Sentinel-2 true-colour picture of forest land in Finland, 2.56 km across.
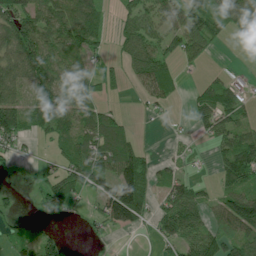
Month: July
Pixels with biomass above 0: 62%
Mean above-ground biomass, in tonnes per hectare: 51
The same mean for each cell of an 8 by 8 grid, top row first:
91 90 103 20 52 55 70 82
106 87 64 19 53 35 32 7
83 82 56 29 48 30 21 20
133 97 73 33 9 4 71 53
46 23 64 74 13 5 16 68
6 32 82 67 72 31 3 85
21 47 10 112 66 72 39 132
35 45 3 3 1 51 74 74
